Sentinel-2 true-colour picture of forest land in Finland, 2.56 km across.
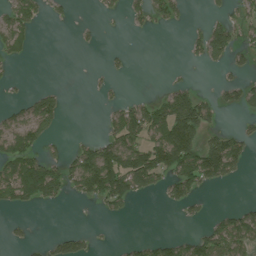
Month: July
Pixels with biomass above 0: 35%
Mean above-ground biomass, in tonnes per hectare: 50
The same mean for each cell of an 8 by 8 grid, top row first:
79 24 1 10 38 39 19 35
64 0 8 6 0 0 90 42
8 0 0 14 0 11 1 30
30 104 0 40 95 172 59 27
105 40 33 86 102 209 92 69
128 147 126 183 126 111 105 27
45 11 1 42 0 28 11 26
13 21 43 3 22 33 81 83
